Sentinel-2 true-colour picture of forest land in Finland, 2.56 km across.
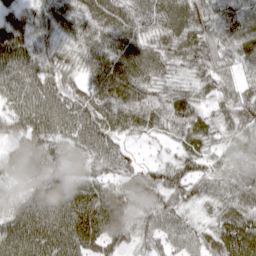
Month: April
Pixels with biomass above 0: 95%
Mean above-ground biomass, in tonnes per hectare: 64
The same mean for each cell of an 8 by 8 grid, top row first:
48 52 62 73 65 80 78 77
84 46 56 68 61 66 80 66
85 74 45 90 78 49 58 47
72 103 92 75 82 87 43 80
48 68 65 60 21 42 51 49
43 67 44 47 39 64 54 56
50 79 83 87 51 55 33 66
84 85 79 59 45 48 56 100
